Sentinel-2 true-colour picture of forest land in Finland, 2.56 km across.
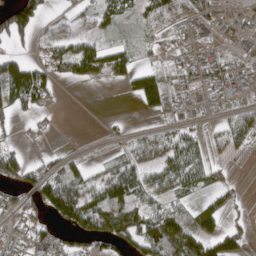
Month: April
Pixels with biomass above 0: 60%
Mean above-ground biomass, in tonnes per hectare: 69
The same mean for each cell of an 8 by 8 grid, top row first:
135 35 27 55 64 98 94 79
32 42 89 55 34 65 40 47
172 75 59 43 96 45 82 60
62 33 0 2 33 71 39 61
30 15 14 18 103 99 46 55
81 104 78 113 86 129 74 3
73 91 152 134 93 64 76 19
49 91 68 100 118 146 113 64
